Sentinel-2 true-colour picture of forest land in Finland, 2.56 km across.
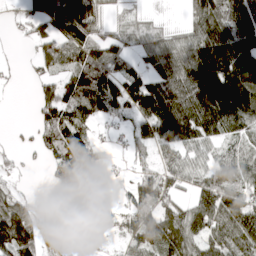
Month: April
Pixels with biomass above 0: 75%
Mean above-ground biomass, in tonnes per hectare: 88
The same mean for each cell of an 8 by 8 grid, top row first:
21 117 132 29 30 5 113 151
5 81 98 93 69 95 192 198
4 44 122 108 117 151 202 238
0 87 95 63 119 198 159 154
9 90 125 24 73 110 56 55
23 23 160 38 75 49 70 99
104 23 99 50 94 59 102 111
166 68 15 19 87 111 75 103
